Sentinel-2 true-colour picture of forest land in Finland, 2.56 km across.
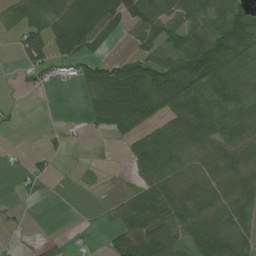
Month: July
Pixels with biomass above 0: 63%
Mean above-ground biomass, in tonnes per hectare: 55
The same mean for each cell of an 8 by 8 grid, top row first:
49 76 114 96 86 51 60 78
28 74 80 14 40 67 97 84
6 25 44 128 148 113 95 77
8 0 14 111 102 67 80 58
1 13 9 12 61 85 80 72
9 17 9 2 49 78 86 68
7 0 2 21 75 82 80 65
2 10 6 35 96 49 92 78
